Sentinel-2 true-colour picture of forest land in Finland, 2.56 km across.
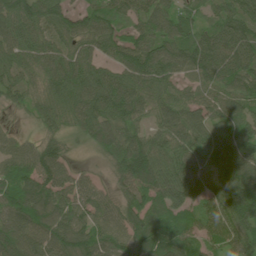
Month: June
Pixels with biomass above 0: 93%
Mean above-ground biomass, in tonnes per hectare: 94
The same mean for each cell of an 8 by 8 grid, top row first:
136 112 82 89 89 93 55 108
108 89 79 91 123 114 123 123
75 96 127 97 107 64 78 107
24 81 108 115 69 97 84 65
54 66 26 103 100 87 91 99
123 111 40 53 146 113 83 121
122 129 91 67 108 97 72 122
117 109 120 96 104 82 62 79
